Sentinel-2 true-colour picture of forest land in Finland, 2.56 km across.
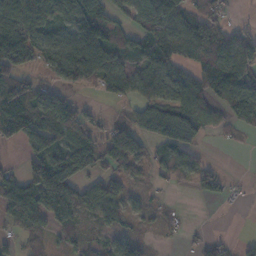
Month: November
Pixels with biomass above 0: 69%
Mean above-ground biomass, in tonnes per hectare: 61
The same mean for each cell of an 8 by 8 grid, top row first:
101 86 124 52 90 94 63 5
122 85 130 65 50 71 94 82
66 32 80 93 72 79 96 129
115 86 35 8 65 90 69 82
36 77 56 74 48 85 12 8
48 157 61 50 18 51 29 5
71 101 84 61 23 6 0 4
33 27 42 40 22 14 30 16
